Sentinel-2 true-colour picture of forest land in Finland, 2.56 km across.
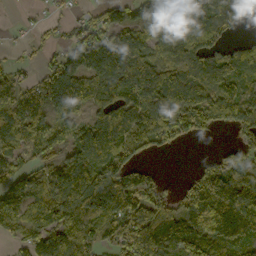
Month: October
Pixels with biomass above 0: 79%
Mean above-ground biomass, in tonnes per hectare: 105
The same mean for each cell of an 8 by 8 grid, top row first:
5 23 40 98 105 121 104 87
12 34 151 142 108 104 106 48
55 141 138 158 185 98 106 82
124 129 74 126 132 192 127 125
102 139 111 105 70 45 9 75
117 108 153 141 60 7 132 144
122 143 149 145 143 94 119 181
52 149 108 71 161 122 100 82
